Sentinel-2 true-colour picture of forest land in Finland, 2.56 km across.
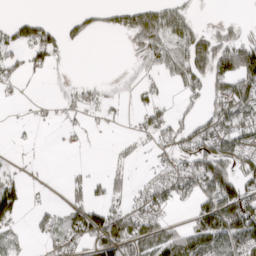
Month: March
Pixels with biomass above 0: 49%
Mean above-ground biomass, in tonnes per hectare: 55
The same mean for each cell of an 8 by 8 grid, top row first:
16 10 29 32 105 91 8 15
52 87 12 0 82 85 113 116
41 14 29 14 36 53 97 108
3 13 37 16 44 26 57 100
5 2 13 6 14 65 110 91
31 2 17 32 10 78 150 99
83 20 64 63 77 26 107 170
26 29 66 94 109 80 144 114
